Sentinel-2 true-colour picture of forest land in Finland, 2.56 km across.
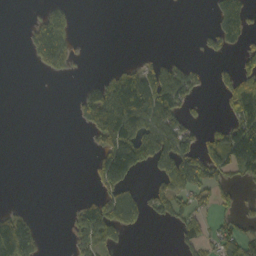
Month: September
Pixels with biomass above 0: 35%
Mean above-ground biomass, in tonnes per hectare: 60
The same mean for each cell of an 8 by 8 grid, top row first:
0 81 8 0 0 0 11 88
0 176 21 0 3 0 35 43
0 8 10 82 142 148 25 129
0 0 53 180 156 110 6 121
0 0 0 147 184 131 64 192
0 0 0 171 25 125 95 45
28 0 63 141 73 70 36 35
246 10 75 79 0 25 44 83
